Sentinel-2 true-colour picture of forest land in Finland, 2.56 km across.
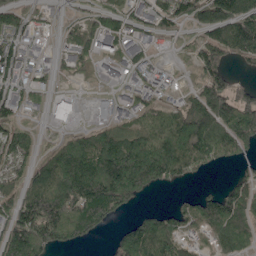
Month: May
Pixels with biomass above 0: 71%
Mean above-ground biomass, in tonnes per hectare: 92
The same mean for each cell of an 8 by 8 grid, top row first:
87 34 47 79 51 109 111 130
89 11 79 38 38 16 107 128
73 31 23 9 64 13 103 29
66 21 4 17 78 96 166 154
123 20 94 133 159 187 167 107
76 138 215 211 186 99 19 45
123 203 154 121 26 64 127 125
177 143 60 43 170 101 59 97
